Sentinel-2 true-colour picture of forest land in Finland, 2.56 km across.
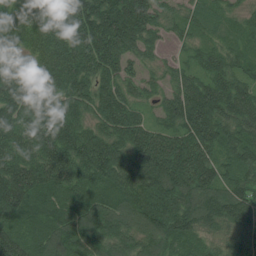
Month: July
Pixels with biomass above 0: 97%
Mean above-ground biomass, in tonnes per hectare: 119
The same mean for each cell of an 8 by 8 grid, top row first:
105 138 183 171 145 51 65 47
112 123 147 154 75 31 65 65
159 123 128 106 62 69 107 97
142 136 94 146 49 117 153 129
139 155 144 126 157 147 134 105
161 155 120 134 159 182 127 97
133 121 108 103 141 156 129 148
122 116 112 99 98 104 61 114
